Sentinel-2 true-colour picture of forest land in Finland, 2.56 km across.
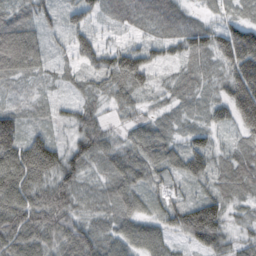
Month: October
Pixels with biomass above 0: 92%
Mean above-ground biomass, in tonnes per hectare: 61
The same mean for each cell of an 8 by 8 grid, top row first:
47 30 62 35 52 56 21 34
104 30 52 41 53 49 74 165
35 17 25 74 56 34 35 149
40 19 43 29 31 27 41 133
101 74 68 51 92 43 60 39
123 81 57 60 69 50 65 67
99 97 35 48 47 70 104 33
88 74 95 59 82 33 93 38
